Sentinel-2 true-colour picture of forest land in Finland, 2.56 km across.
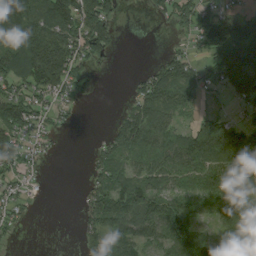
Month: August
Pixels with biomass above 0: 68%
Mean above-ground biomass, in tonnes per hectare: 78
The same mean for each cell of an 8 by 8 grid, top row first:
179 98 154 75 7 81 73 60
138 173 92 69 0 21 88 130
120 154 51 1 54 137 59 157
122 55 11 8 105 79 35 31
96 32 0 70 130 108 181 150
54 6 3 110 83 88 125 109
54 0 32 133 106 95 52 94
11 0 35 93 91 113 62 81
